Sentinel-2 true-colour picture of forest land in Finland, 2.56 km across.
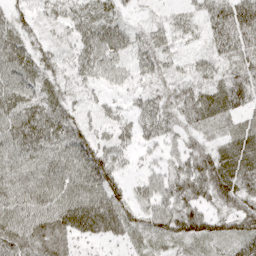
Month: April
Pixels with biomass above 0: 93%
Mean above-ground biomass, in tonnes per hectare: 56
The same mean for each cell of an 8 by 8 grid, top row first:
42 32 51 44 15 20 62 104
73 31 54 65 59 32 44 85
68 46 37 35 36 40 40 69
65 74 40 33 54 52 57 47
75 74 78 44 28 38 37 46
66 75 82 66 29 53 92 60
77 77 95 80 40 70 48 74
75 72 39 33 38 54 60 69
